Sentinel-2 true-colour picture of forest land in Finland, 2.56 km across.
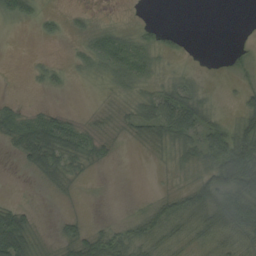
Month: August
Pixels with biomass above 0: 57%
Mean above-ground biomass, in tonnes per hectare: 24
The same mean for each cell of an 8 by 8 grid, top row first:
22 9 7 1 1 0 0 0
0 0 13 51 32 10 0 5
0 13 5 21 28 19 3 5
28 24 5 14 40 67 24 21
40 84 44 16 17 33 51 69
1 29 17 0 0 8 42 109
31 0 1 0 15 38 52 89
78 10 40 37 33 23 26 37
